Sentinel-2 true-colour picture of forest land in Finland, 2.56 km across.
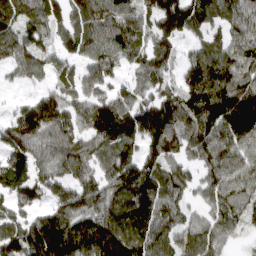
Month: April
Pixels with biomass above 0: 87%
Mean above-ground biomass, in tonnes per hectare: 116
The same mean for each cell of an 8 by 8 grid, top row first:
133 140 108 136 107 164 106 108
118 75 94 123 103 82 94 115
37 59 97 79 77 71 181 134
65 171 98 157 146 144 176 199
99 93 99 129 117 97 131 131
66 90 100 116 158 111 84 127
69 95 142 129 133 105 77 102
104 226 220 221 135 102 110 27
